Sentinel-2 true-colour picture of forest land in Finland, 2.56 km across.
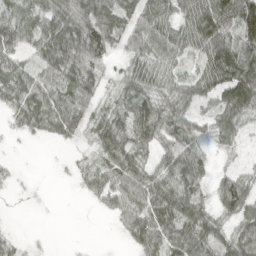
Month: April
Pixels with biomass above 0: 79%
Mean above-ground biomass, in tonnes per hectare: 51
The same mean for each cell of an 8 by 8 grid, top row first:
77 71 79 80 71 64 102 116
59 74 75 50 54 66 80 92
58 56 60 21 62 36 72 111
31 71 53 34 64 54 34 89
2 8 19 55 40 71 26 25
6 6 30 66 47 59 37 49
0 9 1 39 55 73 37 81
18 2 0 2 60 67 68 87
